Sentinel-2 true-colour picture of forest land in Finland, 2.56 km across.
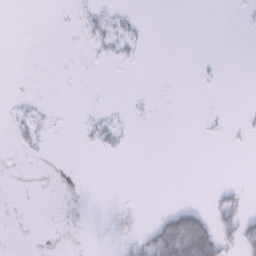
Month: January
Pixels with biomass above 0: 10%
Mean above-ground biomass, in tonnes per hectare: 7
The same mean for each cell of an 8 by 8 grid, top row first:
0 0 4 10 2 0 0 1
0 0 1 12 5 0 0 0
0 0 0 0 0 0 2 0
6 2 1 2 1 0 2 2
7 3 2 12 0 0 0 2
0 0 0 0 0 0 0 0
0 0 0 0 0 21 17 21
0 0 0 1 28 150 108 44
